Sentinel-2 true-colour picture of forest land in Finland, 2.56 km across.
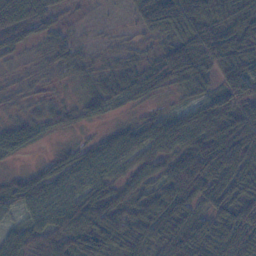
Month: November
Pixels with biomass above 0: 86%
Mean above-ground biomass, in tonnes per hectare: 58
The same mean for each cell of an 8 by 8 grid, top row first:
86 62 9 2 65 134 89 77
41 40 20 12 17 66 98 86
8 14 22 44 45 53 47 91
10 30 32 20 18 34 77 97
46 8 25 58 72 78 113 122
26 61 67 55 47 83 114 95
33 78 93 63 59 78 60 83
53 82 83 67 64 76 79 78
